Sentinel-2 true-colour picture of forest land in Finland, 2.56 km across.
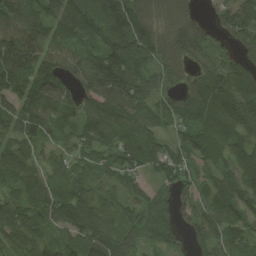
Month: August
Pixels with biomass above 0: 92%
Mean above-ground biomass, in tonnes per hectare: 94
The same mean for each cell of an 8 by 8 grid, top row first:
120 96 120 113 90 60 22 119
146 92 64 113 136 91 84 57
143 110 87 217 92 47 89 105
121 165 81 146 94 95 113 127
94 58 69 108 105 64 114 92
87 62 58 58 56 77 57 123
72 80 138 56 77 57 106 94
81 59 95 120 75 48 117 74
